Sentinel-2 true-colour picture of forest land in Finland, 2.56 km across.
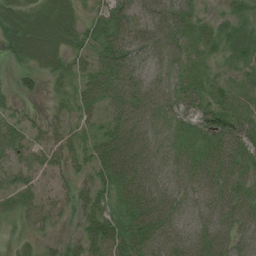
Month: July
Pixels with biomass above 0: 86%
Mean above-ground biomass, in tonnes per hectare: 44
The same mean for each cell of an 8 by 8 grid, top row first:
42 41 28 56 47 65 16 33
49 44 42 72 50 51 34 41
17 20 38 74 40 37 35 29
26 18 37 54 52 42 59 48
57 42 31 78 52 38 53 62
47 27 22 62 57 36 55 54
43 38 30 34 66 41 44 56
14 18 33 73 73 48 58 44
